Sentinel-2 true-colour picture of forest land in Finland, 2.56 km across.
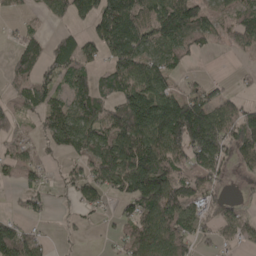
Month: April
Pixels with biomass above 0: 67%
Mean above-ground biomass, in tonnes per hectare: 79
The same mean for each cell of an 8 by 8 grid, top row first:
22 43 71 175 121 170 68 72
43 65 74 105 111 95 38 39
64 82 85 98 123 34 24 12
50 89 114 80 168 182 106 69
57 42 113 126 169 153 175 86
29 28 61 112 172 86 71 16
18 25 37 19 104 123 52 35
113 22 8 24 117 100 33 46
